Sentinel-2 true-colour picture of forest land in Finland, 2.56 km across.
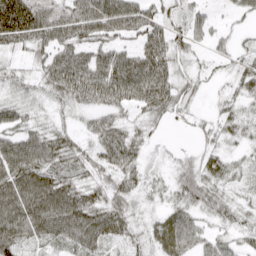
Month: April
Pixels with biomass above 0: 82%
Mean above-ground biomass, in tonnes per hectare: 50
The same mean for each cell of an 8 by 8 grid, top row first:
123 50 71 92 68 28 26 26
41 63 55 53 58 40 24 17
32 52 83 83 88 46 15 40
46 23 24 42 40 29 13 29
76 77 31 74 30 6 23 22
89 81 40 54 32 42 53 20
101 110 89 57 18 41 40 33
73 50 67 48 33 73 39 28
